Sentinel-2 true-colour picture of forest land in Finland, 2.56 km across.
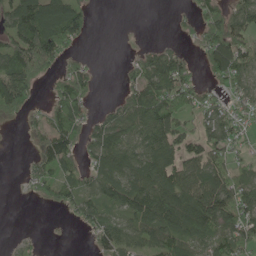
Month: May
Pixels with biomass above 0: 66%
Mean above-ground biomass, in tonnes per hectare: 61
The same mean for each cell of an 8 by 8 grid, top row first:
99 121 73 0 0 10 62 74
89 128 15 0 25 24 83 81
125 27 68 0 96 115 27 68
37 40 48 39 110 96 56 39
0 73 56 101 86 74 65 36
3 59 40 85 100 96 113 58
0 14 53 59 101 118 138 103
12 1 1 74 70 89 73 82
